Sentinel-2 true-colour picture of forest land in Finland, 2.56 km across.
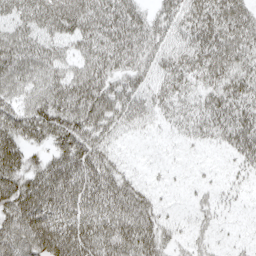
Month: April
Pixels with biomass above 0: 81%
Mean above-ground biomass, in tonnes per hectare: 49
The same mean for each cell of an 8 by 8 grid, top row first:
51 70 70 62 43 47 66 58
68 51 39 62 55 39 62 61
61 59 66 48 36 48 44 56
53 73 71 60 38 32 48 54
65 50 73 26 3 6 15 48
72 78 71 53 8 3 4 14
84 78 63 61 52 4 20 7
81 95 84 72 71 25 17 7
